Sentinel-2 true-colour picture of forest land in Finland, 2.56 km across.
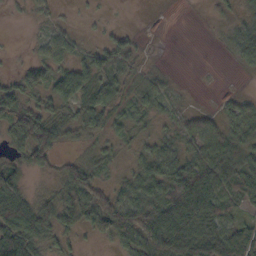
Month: October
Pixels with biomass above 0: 72%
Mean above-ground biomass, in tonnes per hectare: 38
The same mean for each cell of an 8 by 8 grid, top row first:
3 12 5 2 0 0 7 17
2 32 18 54 8 0 1 39
30 48 64 49 28 6 0 1
73 41 42 44 28 18 22 46
44 75 21 20 19 30 49 48
55 17 60 14 47 74 91 62
73 36 61 72 57 96 81 31
92 31 11 31 70 94 67 65
